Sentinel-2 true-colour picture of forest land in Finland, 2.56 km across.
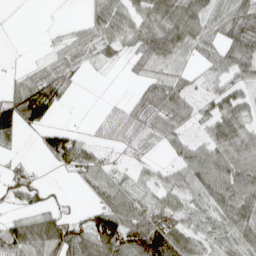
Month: April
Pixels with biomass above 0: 71%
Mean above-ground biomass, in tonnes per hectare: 50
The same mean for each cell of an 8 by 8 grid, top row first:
0 0 9 68 54 78 59 79
0 19 58 31 68 86 46 79
26 82 16 1 48 68 31 49
97 59 0 27 82 88 38 46
18 54 68 31 39 43 52 68
40 4 35 40 20 39 67 67
22 38 14 75 54 44 43 58
87 88 83 120 123 64 40 49
